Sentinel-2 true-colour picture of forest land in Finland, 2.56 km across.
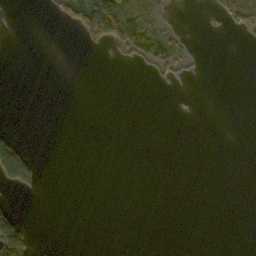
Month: October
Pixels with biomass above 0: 12%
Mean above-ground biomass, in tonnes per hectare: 12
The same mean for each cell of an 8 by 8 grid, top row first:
0 5 53 124 47 13 8 61
0 0 4 23 77 40 2 1
0 0 0 0 2 17 0 0
0 0 0 0 0 2 0 0
33 0 0 0 0 0 0 0
95 0 0 0 0 0 0 0
17 0 0 0 0 0 0 0
121 2 0 0 0 0 0 0
